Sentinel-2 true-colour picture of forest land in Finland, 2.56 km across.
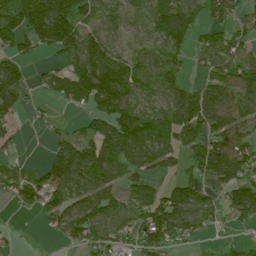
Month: July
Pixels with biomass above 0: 72%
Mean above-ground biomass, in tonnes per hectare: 93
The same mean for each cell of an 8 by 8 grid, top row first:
147 221 113 59 78 156 81 53
91 74 149 101 61 88 79 81
102 57 164 192 74 75 72 121
59 22 44 150 88 132 148 88
28 33 112 178 130 85 110 92
69 101 149 110 73 64 104 107
29 77 98 111 94 143 76 129
10 9 72 84 93 82 23 41
